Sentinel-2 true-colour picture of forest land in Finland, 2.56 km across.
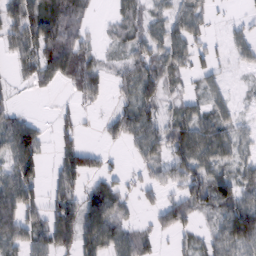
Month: February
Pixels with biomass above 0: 68%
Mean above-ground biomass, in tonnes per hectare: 49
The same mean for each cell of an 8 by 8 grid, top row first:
61 76 38 18 46 55 28 10
46 79 66 16 56 59 27 30
17 38 67 24 77 24 28 6
23 1 27 18 56 33 45 16
113 17 47 11 54 82 82 40
84 25 77 32 24 57 76 39
95 72 76 81 21 74 59 102
70 74 81 71 36 20 37 89
